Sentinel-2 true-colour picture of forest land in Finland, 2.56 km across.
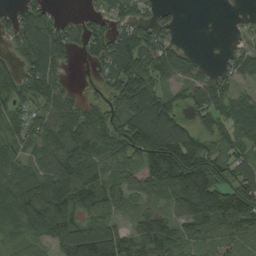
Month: August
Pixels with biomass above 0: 80%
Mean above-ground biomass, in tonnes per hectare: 87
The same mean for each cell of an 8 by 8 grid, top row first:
57 57 30 57 36 23 0 6
55 158 57 107 101 46 1 35
88 114 3 89 109 46 59 58
74 87 71 63 152 66 101 96
68 101 121 97 151 154 77 73
101 124 174 67 105 166 157 97
129 156 84 53 44 88 192 174
53 65 162 151 105 81 50 40
